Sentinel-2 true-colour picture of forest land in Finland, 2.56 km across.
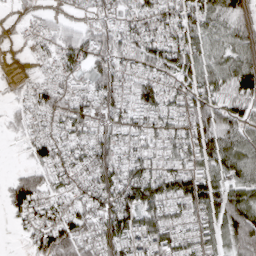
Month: April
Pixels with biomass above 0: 83%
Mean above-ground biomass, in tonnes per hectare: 74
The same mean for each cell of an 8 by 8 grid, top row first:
8 26 22 43 81 99 91 69
4 45 86 73 91 110 76 64
9 47 46 78 69 67 88 114
38 77 86 60 77 72 98 69
11 76 70 81 74 83 109 92
37 65 59 86 112 115 89 88
69 68 65 104 116 77 112 120
7 105 109 102 109 88 67 108
